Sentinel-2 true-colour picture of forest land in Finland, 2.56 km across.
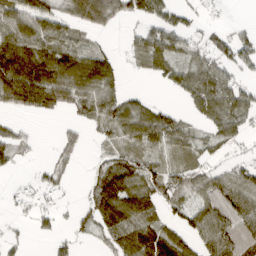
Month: March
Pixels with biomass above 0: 65%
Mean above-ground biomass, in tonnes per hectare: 54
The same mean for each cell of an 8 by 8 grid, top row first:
74 61 63 59 43 37 8 1
118 83 52 21 54 52 42 63
144 106 103 69 7 47 85 36
35 40 39 74 63 23 67 68
45 4 31 36 57 46 32 25
9 37 8 99 84 60 47 54
14 21 34 112 85 40 74 85
17 18 23 57 105 78 66 92
